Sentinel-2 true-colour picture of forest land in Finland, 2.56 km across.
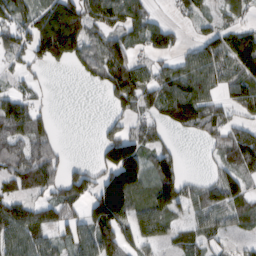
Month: February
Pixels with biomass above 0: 68%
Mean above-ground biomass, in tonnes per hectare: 76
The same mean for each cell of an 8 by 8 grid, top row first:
80 121 127 103 76 27 39 42
71 142 93 96 54 49 89 154
24 7 13 60 67 113 95 98
103 27 0 28 54 100 76 49
85 75 0 116 89 19 34 113
81 82 72 140 105 101 32 75
106 91 61 211 83 91 107 75
98 61 92 108 64 50 60 25
